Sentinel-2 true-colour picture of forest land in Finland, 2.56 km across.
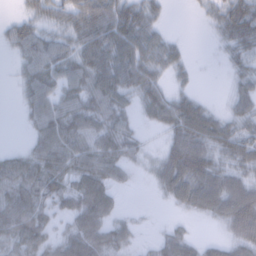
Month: February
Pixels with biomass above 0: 75%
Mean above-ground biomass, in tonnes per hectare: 37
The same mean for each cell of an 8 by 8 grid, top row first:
10 23 39 52 39 0 16 58
18 33 34 44 40 20 2 36
11 34 34 37 41 15 0 25
4 38 45 43 22 53 34 28
4 53 48 49 16 56 54 53
52 62 57 40 7 76 70 49
59 37 57 32 2 15 52 93
50 37 65 42 6 44 15 61
